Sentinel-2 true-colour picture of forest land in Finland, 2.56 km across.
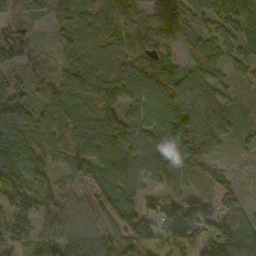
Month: October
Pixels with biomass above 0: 92%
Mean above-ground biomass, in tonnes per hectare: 86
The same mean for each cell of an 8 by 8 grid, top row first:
27 23 68 76 49 57 86 72
111 28 105 75 61 45 74 66
43 70 132 116 110 82 71 39
128 97 88 91 95 139 87 30
124 92 129 107 85 126 80 22
140 94 67 90 76 78 64 11
144 97 56 91 85 112 103 73
114 74 79 76 134 128 146 147
